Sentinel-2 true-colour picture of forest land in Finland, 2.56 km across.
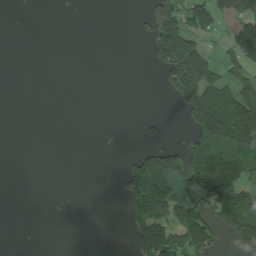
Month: August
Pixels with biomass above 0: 30%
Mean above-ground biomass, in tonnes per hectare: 50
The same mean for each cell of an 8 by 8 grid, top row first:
0 0 0 0 21 102 106 81
0 0 0 0 13 179 41 124
0 0 0 0 0 109 135 93
0 0 0 0 1 16 176 192
0 0 0 3 20 22 112 155
0 0 0 5 186 83 159 112
0 2 0 0 125 99 103 168
1 0 0 0 119 129 105 120
